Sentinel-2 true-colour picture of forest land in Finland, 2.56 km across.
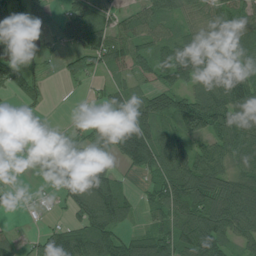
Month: July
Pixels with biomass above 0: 72%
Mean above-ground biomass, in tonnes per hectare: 73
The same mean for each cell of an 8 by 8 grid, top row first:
3 38 84 42 65 54 68 75
9 25 82 96 61 96 77 103
65 20 36 35 41 93 97 125
24 8 16 81 94 112 132 103
7 45 61 120 162 111 64 103
1 60 134 69 43 131 129 81
10 13 102 117 38 107 138 117
35 63 100 93 69 100 127 59
